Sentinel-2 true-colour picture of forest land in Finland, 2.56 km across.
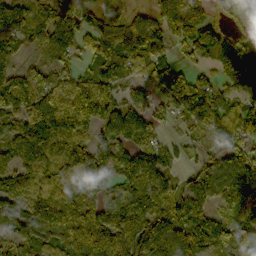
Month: October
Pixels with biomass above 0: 87%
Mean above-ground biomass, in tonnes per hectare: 121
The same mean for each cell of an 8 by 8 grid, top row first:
118 84 111 77 55 159 80 47
54 123 92 143 159 65 120 138
127 105 103 113 80 166 65 165
131 201 252 146 106 98 156 102
88 159 135 131 99 49 63 100
125 142 232 109 152 59 102 139
122 182 160 142 159 140 84 106
99 102 178 148 147 119 124 131
